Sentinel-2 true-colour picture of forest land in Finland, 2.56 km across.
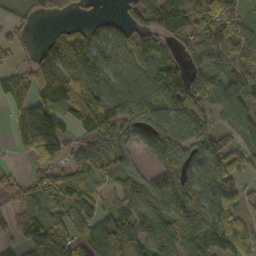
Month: October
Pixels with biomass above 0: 80%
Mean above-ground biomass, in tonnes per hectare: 86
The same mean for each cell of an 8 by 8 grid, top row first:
28 54 19 20 93 130 113 78
23 70 115 105 103 47 110 90
86 143 85 87 114 110 103 106
60 113 139 120 81 117 86 102
30 134 57 94 51 91 78 72
38 66 90 72 63 110 110 58
62 74 71 48 91 103 124 63
45 181 87 129 76 97 109 96
